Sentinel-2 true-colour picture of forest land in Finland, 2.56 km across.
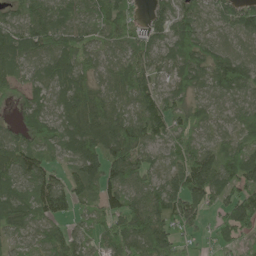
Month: June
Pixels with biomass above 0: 90%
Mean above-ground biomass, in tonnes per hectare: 68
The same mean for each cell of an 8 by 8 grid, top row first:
47 79 60 79 34 80 45 70
85 76 63 53 63 87 61 36
45 79 73 56 80 68 65 106
24 62 102 77 79 60 45 49
71 55 115 131 83 62 43 48
83 67 81 83 60 65 111 83
74 87 41 74 80 83 47 101
35 62 52 74 84 50 21 41
